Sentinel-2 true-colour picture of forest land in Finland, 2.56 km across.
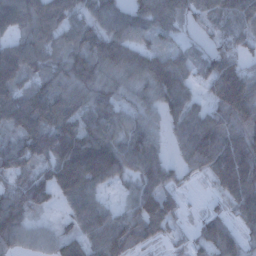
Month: December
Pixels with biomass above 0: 88%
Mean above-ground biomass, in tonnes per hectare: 89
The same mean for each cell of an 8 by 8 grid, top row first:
112 107 71 97 100 85 65 95
79 71 89 125 80 63 51 60
99 87 105 77 90 134 91 143
115 138 91 92 68 86 62 116
92 125 164 127 133 43 144 108
88 79 168 93 114 37 51 154
104 44 88 42 107 44 18 81
70 38 73 117 56 17 89 65
